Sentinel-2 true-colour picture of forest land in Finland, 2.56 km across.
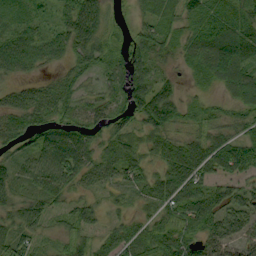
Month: September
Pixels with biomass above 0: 87%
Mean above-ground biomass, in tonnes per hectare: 53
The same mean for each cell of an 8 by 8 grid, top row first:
27 28 89 22 35 58 74 62
94 74 54 47 57 41 82 95
32 20 30 44 64 24 37 85
53 52 42 41 69 48 29 42
44 77 77 45 37 56 67 64
46 85 60 44 47 86 58 47
33 25 39 16 23 71 70 73
60 23 45 43 56 76 70 66
